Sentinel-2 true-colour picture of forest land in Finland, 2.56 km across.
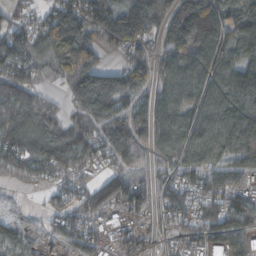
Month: October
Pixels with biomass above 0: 87%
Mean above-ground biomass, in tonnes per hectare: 120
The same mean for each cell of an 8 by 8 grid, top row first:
78 99 210 171 248 206 244 82
147 169 234 98 102 185 185 135
167 41 227 138 125 121 134 185
152 101 96 135 105 113 121 142
138 144 137 149 89 125 136 133
68 80 97 107 85 99 92 77
11 56 126 92 115 112 111 85
61 30 90 47 67 68 111 79
